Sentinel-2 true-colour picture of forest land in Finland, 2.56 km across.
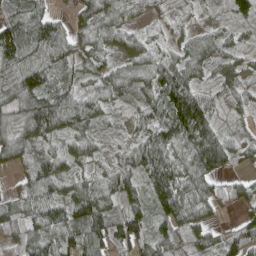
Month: April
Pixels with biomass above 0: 92%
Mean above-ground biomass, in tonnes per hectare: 71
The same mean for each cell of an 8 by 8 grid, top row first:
70 73 56 71 30 27 12 60
149 108 54 44 50 37 60 30
109 80 45 74 56 99 35 52
106 157 92 28 50 134 81 32
91 48 61 21 85 85 132 32
27 88 51 64 87 106 91 30
64 87 103 64 69 113 68 44
75 92 97 96 85 75 49 109
